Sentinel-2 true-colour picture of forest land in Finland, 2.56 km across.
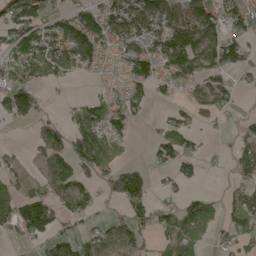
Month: May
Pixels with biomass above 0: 58%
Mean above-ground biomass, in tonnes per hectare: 64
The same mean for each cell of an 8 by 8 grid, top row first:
113 77 82 96 153 131 110 105
106 120 113 57 84 174 127 84
81 62 17 20 87 89 80 17
92 13 50 65 27 37 58 14
9 90 71 52 7 82 11 43
30 50 55 70 53 52 7 48
79 91 54 10 76 42 44 65
23 51 50 49 34 58 24 52
